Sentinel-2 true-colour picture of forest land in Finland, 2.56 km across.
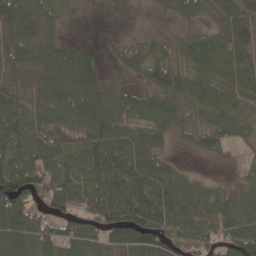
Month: May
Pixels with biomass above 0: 82%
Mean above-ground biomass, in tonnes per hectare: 69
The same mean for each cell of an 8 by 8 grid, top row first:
120 79 3 0 1 37 32 65
99 88 43 16 40 30 66 80
74 105 112 29 33 68 65 68
107 73 113 115 58 74 76 57
83 72 59 105 83 16 51 29
104 82 87 124 117 49 11 20
101 54 49 122 133 88 57 82
83 52 75 82 111 76 63 92
